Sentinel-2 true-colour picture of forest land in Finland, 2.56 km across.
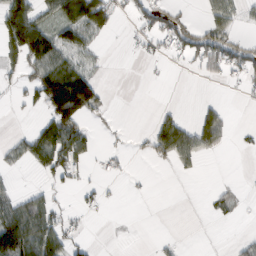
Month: February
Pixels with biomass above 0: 36%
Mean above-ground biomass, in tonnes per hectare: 36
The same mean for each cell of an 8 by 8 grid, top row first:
127 41 114 43 32 38 27 24
92 112 67 1 12 26 64 46
16 131 136 0 1 0 10 15
2 66 97 7 0 17 40 1
28 89 58 4 14 107 60 6
8 27 15 8 2 8 0 1
65 48 13 2 0 0 8 9
150 112 20 1 0 5 0 14
